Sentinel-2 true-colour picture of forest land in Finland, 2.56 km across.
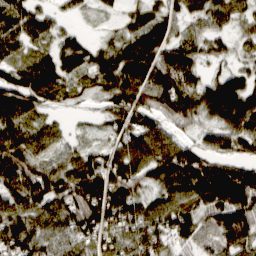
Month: March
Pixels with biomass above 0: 89%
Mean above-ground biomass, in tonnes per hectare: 73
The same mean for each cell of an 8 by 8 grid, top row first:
74 42 20 17 68 45 65 45
54 40 64 54 97 80 54 29
72 92 44 83 93 106 51 73
79 32 12 55 77 83 95 139
92 55 36 43 70 62 37 70
101 104 126 103 61 121 141 117
67 79 102 112 66 81 85 130
102 71 58 56 78 73 49 89
